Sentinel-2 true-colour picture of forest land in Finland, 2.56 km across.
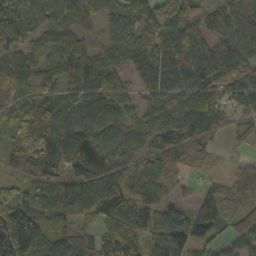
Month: October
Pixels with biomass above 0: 92%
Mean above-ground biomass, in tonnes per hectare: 96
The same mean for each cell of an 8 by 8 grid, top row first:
98 68 67 54 98 139 75 95
84 53 104 85 79 138 79 132
100 60 114 65 75 82 106 100
106 131 120 95 64 104 125 64
82 129 92 68 63 125 72 22
57 122 108 82 123 108 33 71
167 96 112 101 140 67 123 97
239 96 83 130 109 113 91 83
